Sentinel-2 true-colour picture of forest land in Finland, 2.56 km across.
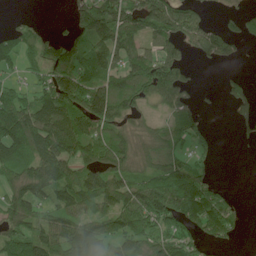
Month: June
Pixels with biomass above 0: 67%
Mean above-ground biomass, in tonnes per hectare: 80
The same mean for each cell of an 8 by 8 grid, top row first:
10 2 62 119 144 139 26 24
78 84 85 119 85 85 71 23
28 74 82 99 134 100 0 30
128 150 126 116 44 57 11 39
160 139 124 115 90 64 26 8
95 138 99 102 89 109 30 0
93 78 92 91 136 107 94 17
93 101 139 88 91 71 43 12
